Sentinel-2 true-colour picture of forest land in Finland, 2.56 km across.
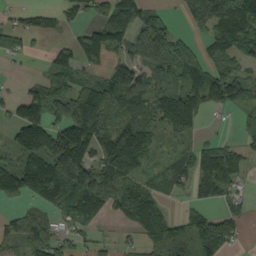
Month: September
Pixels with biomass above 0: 70%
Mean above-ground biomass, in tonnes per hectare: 90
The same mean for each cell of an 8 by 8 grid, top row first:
31 49 46 88 85 27 133 143
56 26 91 77 140 97 55 64
6 63 69 120 101 121 134 114
63 108 145 94 102 172 50 45
100 184 172 162 136 46 46 43
141 238 207 146 58 72 110 52
19 86 206 92 80 13 40 35
48 81 31 22 49 116 193 45
